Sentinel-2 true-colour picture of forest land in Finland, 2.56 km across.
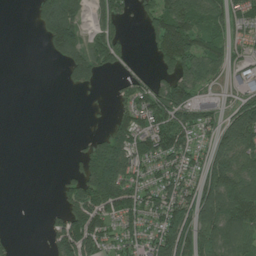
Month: July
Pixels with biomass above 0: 60%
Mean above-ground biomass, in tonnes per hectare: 83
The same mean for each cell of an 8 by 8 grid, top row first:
0 167 107 104 54 144 114 62
0 60 124 134 15 158 88 36
0 0 92 12 52 128 66 38
0 0 1 34 111 143 74 144
0 0 12 172 121 122 61 170
0 0 102 229 69 99 134 154
0 10 157 124 90 149 166 161
13 48 165 66 70 195 123 99
